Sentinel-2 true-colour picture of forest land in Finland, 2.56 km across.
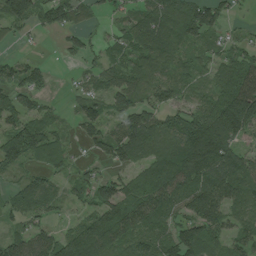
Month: July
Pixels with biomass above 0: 78%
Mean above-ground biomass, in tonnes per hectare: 80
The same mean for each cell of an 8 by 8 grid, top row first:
123 77 48 26 79 115 97 13
14 3 48 50 110 87 50 43
64 37 28 68 116 57 41 139
78 44 50 71 81 60 91 190
119 97 30 93 125 117 209 66
35 49 31 44 84 150 143 115
56 53 28 121 127 94 128 67
64 75 126 132 87 100 106 64
